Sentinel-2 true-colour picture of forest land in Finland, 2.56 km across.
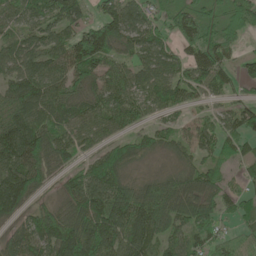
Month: May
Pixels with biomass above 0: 83%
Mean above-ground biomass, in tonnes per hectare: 81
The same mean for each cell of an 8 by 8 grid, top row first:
73 95 70 83 63 56 50 91
73 94 141 98 97 53 87 38
93 117 95 85 81 91 94 45
108 88 84 104 60 49 43 63
142 103 65 62 51 61 76 63
144 59 63 102 22 52 65 21
95 50 111 131 114 93 85 50
69 109 157 131 115 60 63 49
